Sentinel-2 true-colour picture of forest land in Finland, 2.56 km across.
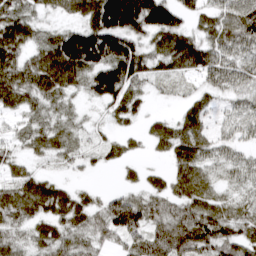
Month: March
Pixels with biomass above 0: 86%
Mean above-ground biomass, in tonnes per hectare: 55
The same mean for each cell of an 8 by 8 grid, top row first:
62 24 50 174 136 75 41 63
70 63 141 121 51 81 58 46
85 79 49 114 44 31 34 39
40 41 18 34 20 16 31 28
26 49 31 29 19 61 42 28
39 27 12 3 21 48 40 34
71 62 59 73 69 58 71 40
40 57 53 37 68 116 87 63
